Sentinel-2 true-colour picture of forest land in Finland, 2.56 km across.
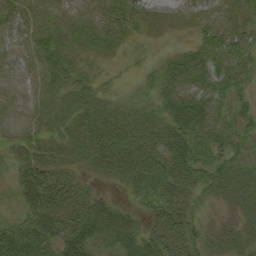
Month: September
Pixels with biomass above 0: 85%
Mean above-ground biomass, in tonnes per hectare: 30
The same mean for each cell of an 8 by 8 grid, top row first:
23 16 10 17 20 17 24 30
16 33 17 14 9 10 36 42
10 24 27 12 13 32 35 35
5 23 35 28 24 41 39 36
23 30 38 44 41 48 37 38
27 47 19 22 39 41 48 40
23 56 40 36 20 35 18 28
51 45 58 43 42 37 29 33
